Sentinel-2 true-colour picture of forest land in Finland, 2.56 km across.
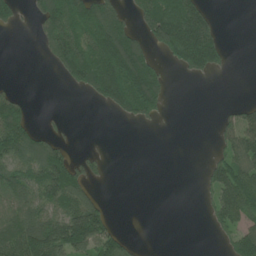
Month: June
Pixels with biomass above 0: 44%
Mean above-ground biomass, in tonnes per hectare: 76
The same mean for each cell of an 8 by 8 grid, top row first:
56 119 141 118 126 210 90 0
0 67 150 234 103 194 223 0
3 0 101 211 221 6 19 0
134 3 0 40 122 0 0 53
145 89 2 0 0 0 4 106
104 154 85 6 0 0 43 149
90 100 163 18 0 0 36 122
138 197 171 100 2 0 3 112
